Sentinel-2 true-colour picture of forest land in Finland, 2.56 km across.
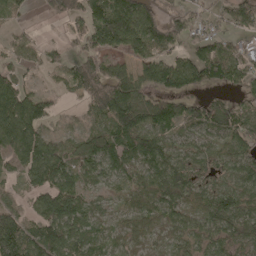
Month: April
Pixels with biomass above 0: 82%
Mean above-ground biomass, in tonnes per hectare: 91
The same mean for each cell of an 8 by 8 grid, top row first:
29 35 94 181 109 74 48 112
53 29 55 88 112 69 88 66
71 13 125 156 94 121 97 74
172 60 39 177 125 85 115 78
134 89 90 130 126 70 68 97
42 146 89 86 90 119 89 103
64 122 101 49 80 96 97 103
168 136 106 48 53 57 79 79
